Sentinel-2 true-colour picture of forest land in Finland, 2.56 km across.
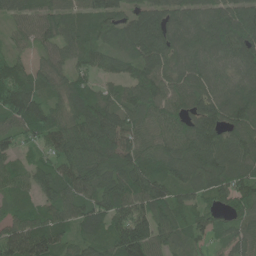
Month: June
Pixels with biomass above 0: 94%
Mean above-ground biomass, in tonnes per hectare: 89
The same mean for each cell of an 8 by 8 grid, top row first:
52 64 62 89 82 84 94 146
31 57 72 54 102 98 106 119
99 73 60 53 93 91 98 77
130 99 105 94 89 99 102 117
52 84 115 107 78 95 108 92
58 86 118 93 123 86 108 93
53 70 90 105 101 88 66 75
123 142 68 92 122 63 52 76
